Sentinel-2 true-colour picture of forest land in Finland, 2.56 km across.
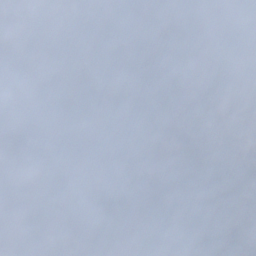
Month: November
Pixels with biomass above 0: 80%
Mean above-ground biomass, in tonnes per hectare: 40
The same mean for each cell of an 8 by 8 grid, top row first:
29 28 25 11 33 45 8 1
33 34 33 67 40 66 18 12
7 41 70 108 40 51 67 22
20 12 39 27 25 65 70 43
43 31 17 12 14 104 103 65
17 52 21 18 59 57 64 97
18 30 35 34 32 24 48 95
25 20 27 43 26 26 54 86
